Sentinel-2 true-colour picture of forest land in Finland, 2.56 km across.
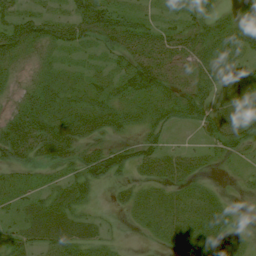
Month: July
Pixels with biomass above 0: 76%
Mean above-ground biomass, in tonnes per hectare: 31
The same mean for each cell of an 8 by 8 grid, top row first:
42 29 54 53 20 15 30 20
50 35 28 39 59 45 39 34
18 31 20 31 63 32 32 21
37 55 50 46 34 43 42 26
77 76 47 23 31 8 22 33
21 15 37 32 17 24 8 7
22 39 24 10 22 30 31 3
34 35 40 13 4 20 27 11
